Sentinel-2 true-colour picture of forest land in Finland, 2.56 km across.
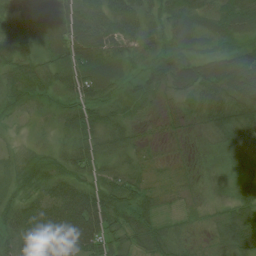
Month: July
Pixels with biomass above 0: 97%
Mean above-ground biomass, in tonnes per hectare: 48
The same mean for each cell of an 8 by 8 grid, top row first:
33 45 87 69 52 59 41 68
36 35 101 59 44 47 24 36
44 40 80 43 54 68 65 82
21 22 53 33 23 22 48 59
10 14 45 41 15 7 20 47
37 57 48 50 28 14 12 37
48 71 121 87 68 11 12 53
73 115 124 48 65 44 16 52
